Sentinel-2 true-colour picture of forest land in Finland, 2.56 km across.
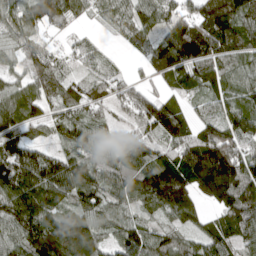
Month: April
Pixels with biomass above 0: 89%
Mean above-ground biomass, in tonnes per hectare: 105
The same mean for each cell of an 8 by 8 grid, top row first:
90 102 49 63 88 99 143 141
80 65 45 14 62 176 166 119
70 99 58 69 44 92 102 76
121 67 77 54 125 93 55 103
129 66 111 69 99 117 179 120
163 163 137 96 141 160 230 184
143 110 104 79 73 141 62 172
99 154 158 70 101 61 92 96
